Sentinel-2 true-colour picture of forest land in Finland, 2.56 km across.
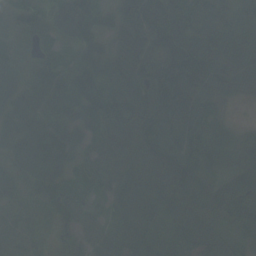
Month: September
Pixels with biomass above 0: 94%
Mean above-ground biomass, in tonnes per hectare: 93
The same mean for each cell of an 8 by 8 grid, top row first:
49 74 101 65 141 126 91 83
82 64 83 55 87 110 105 98
89 121 127 91 99 121 88 67
110 97 110 130 111 120 72 7
104 149 106 115 115 93 94 75
80 125 82 103 110 130 60 89
69 71 125 67 99 84 110 122
90 40 99 95 109 78 26 55
